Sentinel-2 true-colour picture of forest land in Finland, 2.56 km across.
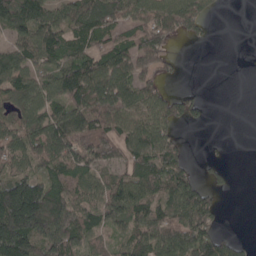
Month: April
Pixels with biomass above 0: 71%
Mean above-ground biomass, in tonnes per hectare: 91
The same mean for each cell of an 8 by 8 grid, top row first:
133 116 137 123 110 134 61 0
81 115 88 103 132 23 4 0
109 96 137 128 93 14 0 0
76 94 108 134 93 83 22 0
96 140 137 116 137 68 6 0
110 102 82 79 120 120 32 3
231 196 109 123 99 117 113 0
204 181 102 62 101 146 121 29
